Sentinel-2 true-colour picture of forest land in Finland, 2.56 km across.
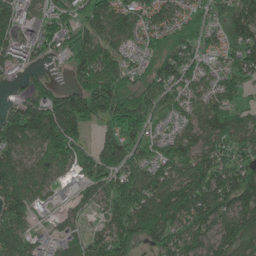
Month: June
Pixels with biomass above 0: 85%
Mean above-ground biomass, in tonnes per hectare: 100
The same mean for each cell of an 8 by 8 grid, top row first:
89 73 74 138 98 73 68 121
77 66 139 95 60 103 64 107
19 48 90 139 86 111 71 87
112 190 162 125 111 67 112 68
117 160 105 90 83 103 94 92
123 78 81 110 113 106 147 137
134 38 41 105 129 142 153 148
119 34 67 130 81 97 92 130
